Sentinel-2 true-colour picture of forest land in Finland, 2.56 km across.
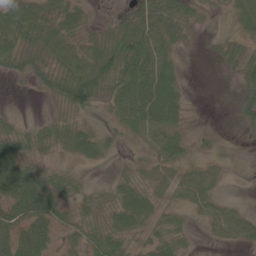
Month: June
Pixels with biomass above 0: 73%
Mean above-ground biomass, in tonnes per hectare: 39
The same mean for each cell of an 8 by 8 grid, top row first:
63 44 34 10 69 61 10 35
54 54 36 67 79 29 5 40
11 36 83 74 86 39 0 61
6 7 32 27 77 51 25 33
55 30 38 13 19 42 41 4
92 32 14 11 20 61 36 1
59 62 21 33 57 37 29 17
70 49 29 47 44 33 7 30
